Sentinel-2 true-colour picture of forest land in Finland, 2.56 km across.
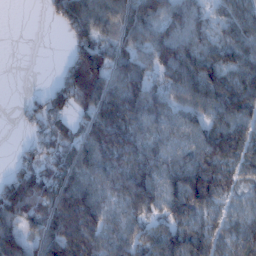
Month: January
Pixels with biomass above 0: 83%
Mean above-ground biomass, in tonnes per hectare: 88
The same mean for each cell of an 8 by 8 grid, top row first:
0 29 123 95 132 86 53 79
0 0 109 85 84 136 78 92
0 9 204 119 89 89 131 94
8 120 81 140 103 69 88 99
8 71 93 140 81 69 106 94
82 100 91 85 102 93 114 56
132 117 157 63 84 94 86 49
119 135 144 75 74 106 93 82
